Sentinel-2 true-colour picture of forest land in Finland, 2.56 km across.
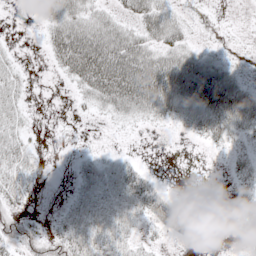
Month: May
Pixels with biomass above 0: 55%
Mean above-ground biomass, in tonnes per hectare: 28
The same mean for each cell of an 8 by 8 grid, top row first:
0 38 46 23 39 22 12 0
3 30 96 73 45 44 13 5
21 1 51 89 92 85 83 25
23 0 5 28 40 40 69 75
33 1 0 1 0 0 15 15
31 1 17 33 33 0 0 24
22 1 24 29 39 34 1 16
32 33 46 38 11 15 3 2
